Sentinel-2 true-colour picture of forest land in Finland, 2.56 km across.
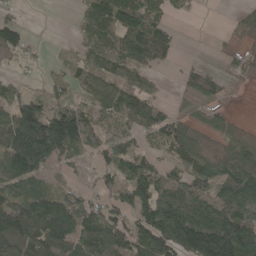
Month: May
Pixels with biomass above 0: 70%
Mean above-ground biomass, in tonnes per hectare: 71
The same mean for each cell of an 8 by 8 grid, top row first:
22 0 30 99 82 18 1 15
81 9 35 64 124 40 1 10
33 33 56 71 44 17 47 11
138 124 105 68 92 32 35 2
157 190 118 56 35 94 20 46
93 41 18 54 88 60 92 103
121 120 93 61 91 104 108 99
78 114 92 106 90 130 189 153
